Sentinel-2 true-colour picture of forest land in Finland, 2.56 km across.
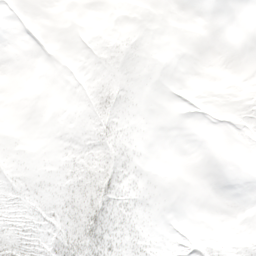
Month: April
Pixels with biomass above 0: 33%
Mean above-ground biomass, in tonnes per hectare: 6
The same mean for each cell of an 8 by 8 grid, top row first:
0 0 0 0 0 0 0 0
0 0 0 4 0 0 0 0
0 0 2 5 0 0 0 0
0 0 4 14 0 0 0 0
2 2 17 18 1 0 0 0
14 10 28 26 4 0 0 0
21 22 31 24 5 0 0 0
28 26 35 28 17 2 6 7
